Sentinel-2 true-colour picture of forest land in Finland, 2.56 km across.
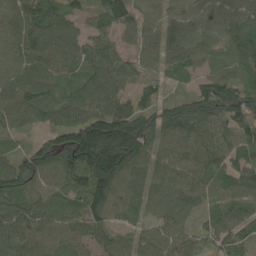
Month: May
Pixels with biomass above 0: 95%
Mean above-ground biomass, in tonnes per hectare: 91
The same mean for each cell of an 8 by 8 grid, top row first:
80 94 52 114 74 64 78 96
79 94 70 76 76 88 68 103
79 100 90 96 47 44 90 92
84 91 97 132 109 112 148 134
30 91 208 241 117 66 82 102
123 90 102 154 62 68 100 110
95 88 101 86 54 75 71 101
93 77 70 67 57 75 69 66
